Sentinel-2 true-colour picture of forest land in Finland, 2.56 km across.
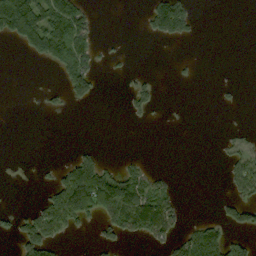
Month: September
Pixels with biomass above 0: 25%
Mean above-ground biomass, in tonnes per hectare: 46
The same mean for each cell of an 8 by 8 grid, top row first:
213 147 86 0 32 186 0 0
21 162 119 8 0 3 0 0
0 0 128 4 28 6 0 2
0 15 2 0 33 1 0 3
0 0 9 0 0 0 0 45
0 12 163 93 73 13 0 94
11 97 151 143 169 70 0 93
48 108 4 44 49 62 154 43
